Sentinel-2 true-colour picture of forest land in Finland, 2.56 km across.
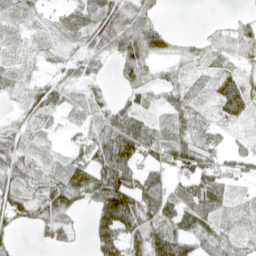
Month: April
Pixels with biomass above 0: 78%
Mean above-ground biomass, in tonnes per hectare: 54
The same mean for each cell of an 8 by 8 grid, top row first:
51 27 40 80 58 0 1 13
39 49 42 61 92 24 27 39
35 31 42 17 52 33 31 61
22 42 20 53 44 59 25 62
50 16 41 109 92 85 62 19
62 51 80 133 72 52 87 36
75 72 33 157 96 83 100 36
20 28 8 123 97 89 57 34
